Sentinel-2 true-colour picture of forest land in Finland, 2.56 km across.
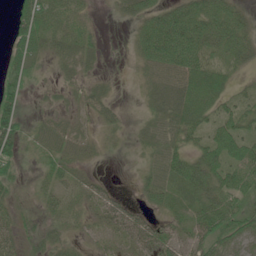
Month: June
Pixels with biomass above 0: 78%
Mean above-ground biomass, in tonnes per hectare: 35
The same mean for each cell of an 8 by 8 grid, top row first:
36 48 26 7 43 75 72 38
40 26 38 1 49 124 57 45
44 6 13 6 19 56 57 12
56 6 10 13 12 55 40 39
48 27 24 7 18 42 47 56
27 27 25 6 17 49 52 49
22 24 21 50 33 27 47 43
31 35 12 25 70 49 47 35
